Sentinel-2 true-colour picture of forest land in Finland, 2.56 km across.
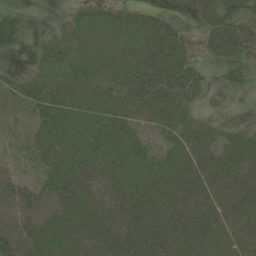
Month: July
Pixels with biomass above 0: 86%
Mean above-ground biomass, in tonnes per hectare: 41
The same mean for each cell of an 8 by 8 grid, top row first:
20 8 22 31 32 9 35 42
14 27 44 48 53 50 25 44
20 41 40 35 55 55 17 22
24 48 37 43 41 39 7 2
17 47 48 49 34 40 45 38
34 40 55 54 52 60 57 54
56 57 44 59 64 68 61 57
59 42 46 51 62 67 55 35
